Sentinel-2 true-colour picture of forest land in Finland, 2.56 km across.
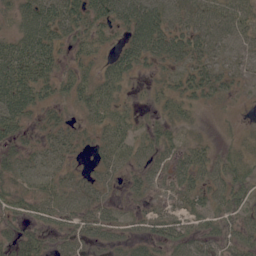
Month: June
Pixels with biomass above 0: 79%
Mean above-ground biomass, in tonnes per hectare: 35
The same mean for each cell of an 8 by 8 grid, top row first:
37 60 51 49 72 43 44 37
54 55 27 22 57 51 43 19
75 46 37 34 12 30 48 17
61 25 22 29 11 25 7 5
28 30 20 36 32 24 18 18
36 31 23 24 27 28 49 39
36 46 50 23 19 27 38 36
44 28 37 28 34 49 47 32
